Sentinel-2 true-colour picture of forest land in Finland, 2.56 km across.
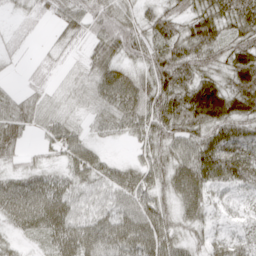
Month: April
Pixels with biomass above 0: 89%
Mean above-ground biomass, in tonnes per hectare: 54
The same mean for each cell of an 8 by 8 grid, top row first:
11 22 55 69 40 50 70 83
11 12 17 73 64 74 71 66
7 14 31 84 53 81 51 80
53 39 23 55 64 78 110 75
44 34 53 13 45 59 77 78
43 40 56 55 59 72 71 71
79 86 51 58 68 52 52 26
20 44 74 72 72 43 50 44
